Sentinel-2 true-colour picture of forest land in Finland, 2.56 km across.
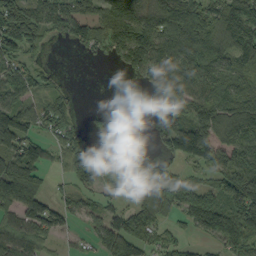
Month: September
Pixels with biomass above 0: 73%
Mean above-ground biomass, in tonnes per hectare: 92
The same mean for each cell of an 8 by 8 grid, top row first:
126 102 92 115 127 171 133 124
103 24 36 97 169 172 146 105
86 37 0 1 45 138 110 97
135 92 17 11 42 131 164 172
111 59 77 9 1 126 169 114
162 49 76 43 78 70 63 137
125 110 52 51 129 99 144 152
127 55 25 104 75 41 47 101
